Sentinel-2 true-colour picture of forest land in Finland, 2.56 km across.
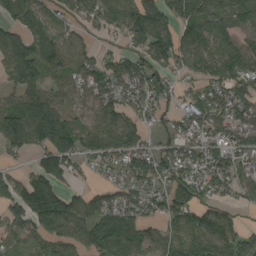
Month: August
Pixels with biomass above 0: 79%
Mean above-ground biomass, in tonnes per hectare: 95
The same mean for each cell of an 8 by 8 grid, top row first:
95 69 67 103 142 105 139 109
125 108 76 27 98 126 129 101
72 72 86 116 115 50 110 88
131 143 57 114 57 51 129 103
92 152 112 146 83 89 95 108
60 128 35 39 107 83 100 95
100 171 108 86 74 101 64 43
45 63 79 91 95 75 131 91
